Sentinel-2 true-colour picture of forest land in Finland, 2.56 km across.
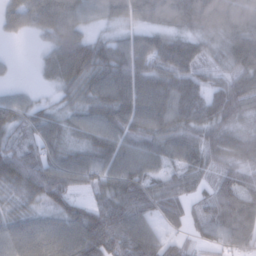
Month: February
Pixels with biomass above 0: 91%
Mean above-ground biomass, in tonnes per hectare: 75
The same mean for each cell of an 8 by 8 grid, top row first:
54 84 65 54 59 77 91 75
0 37 90 66 83 105 51 101
8 22 85 106 92 93 48 82
73 51 63 97 108 92 82 77
66 69 62 96 87 93 92 98
107 109 70 86 84 64 56 67
57 74 69 80 67 65 82 83
93 103 110 99 100 41 53 74
